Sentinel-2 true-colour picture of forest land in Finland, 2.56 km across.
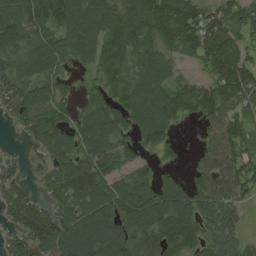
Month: August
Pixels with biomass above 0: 85%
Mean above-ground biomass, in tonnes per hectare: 99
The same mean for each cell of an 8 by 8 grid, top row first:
142 148 129 116 168 173 89 81
94 110 111 95 93 88 123 83
105 88 31 81 96 53 78 138
81 117 63 95 129 105 101 79
14 96 97 101 74 43 57 96
64 62 150 98 64 42 95 118
112 77 109 117 150 133 100 54
60 131 165 141 127 136 91 52
